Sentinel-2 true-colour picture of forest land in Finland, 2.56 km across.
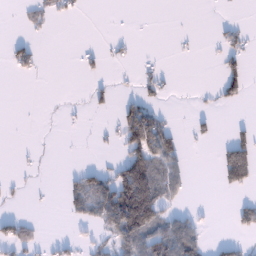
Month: January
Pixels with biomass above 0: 24%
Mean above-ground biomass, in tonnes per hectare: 29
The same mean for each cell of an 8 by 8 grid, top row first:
4 23 9 0 0 0 0 2
31 0 9 12 0 3 5 34
5 1 4 11 24 5 0 59
0 1 4 11 88 5 13 1
1 1 0 9 120 42 10 72
4 1 39 55 167 58 0 90
4 3 40 137 193 30 3 35
56 10 23 43 102 109 21 16
